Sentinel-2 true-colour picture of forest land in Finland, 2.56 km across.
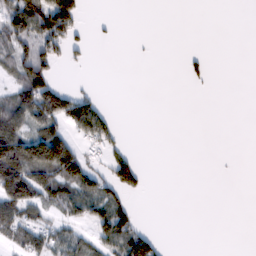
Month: February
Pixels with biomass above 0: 34%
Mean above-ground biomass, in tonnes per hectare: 34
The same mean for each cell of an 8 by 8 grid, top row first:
98 118 59 3 0 0 0 0
65 66 18 0 1 0 2 0
56 79 3 0 0 0 12 0
85 81 87 15 0 0 0 0
132 158 34 34 0 0 0 0
130 92 94 73 24 0 0 0
94 45 57 74 1 0 0 0
45 53 43 76 73 0 0 0
